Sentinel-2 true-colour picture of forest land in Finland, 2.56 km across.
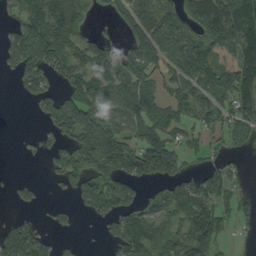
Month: September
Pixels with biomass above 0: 64%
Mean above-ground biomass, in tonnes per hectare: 68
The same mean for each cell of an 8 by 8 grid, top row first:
45 133 80 17 93 73 110 147
99 119 60 42 92 83 71 112
40 71 78 109 74 65 89 142
0 70 119 77 98 60 63 95
2 31 114 127 86 50 33 42
6 16 96 87 77 73 42 20
17 11 33 82 48 70 55 37
144 40 10 50 93 62 57 9
